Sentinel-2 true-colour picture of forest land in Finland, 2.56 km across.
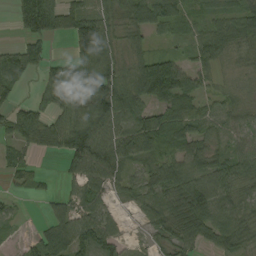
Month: August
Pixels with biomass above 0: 80%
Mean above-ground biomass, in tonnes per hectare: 66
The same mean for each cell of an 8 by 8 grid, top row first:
38 96 88 63 83 54 38 66
51 33 93 84 37 22 70 41
70 57 109 99 146 145 34 22
61 71 73 125 77 65 34 39
52 50 161 137 100 76 50 43
32 12 80 86 44 84 97 65
18 19 68 33 63 75 107 55
8 84 101 68 18 60 48 61
